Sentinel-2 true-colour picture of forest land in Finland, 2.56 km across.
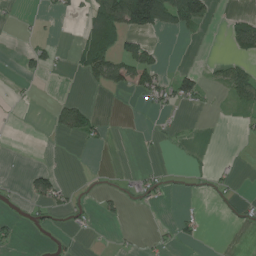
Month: July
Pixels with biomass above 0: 21%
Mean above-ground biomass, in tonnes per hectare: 20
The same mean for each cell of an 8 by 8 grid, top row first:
5 5 12 102 147 87 31 17
3 30 35 78 51 0 0 47
6 6 10 61 47 45 16 57
2 8 49 0 5 14 3 15
0 0 10 4 2 5 2 2
2 39 1 3 23 4 16 6
5 30 13 13 10 3 5 12
14 2 5 2 5 18 2 0
